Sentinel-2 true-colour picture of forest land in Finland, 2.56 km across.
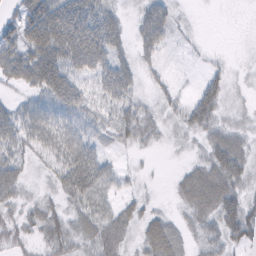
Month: February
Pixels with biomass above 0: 72%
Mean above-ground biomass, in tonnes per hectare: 35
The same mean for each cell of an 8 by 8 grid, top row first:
36 82 70 34 44 20 0 0
62 85 90 47 39 8 3 1
41 75 46 55 14 6 23 5
36 46 49 42 29 19 48 11
45 48 58 17 18 8 31 30
52 16 78 29 5 14 56 47
28 27 35 32 18 13 51 55
25 35 30 50 34 40 28 41
